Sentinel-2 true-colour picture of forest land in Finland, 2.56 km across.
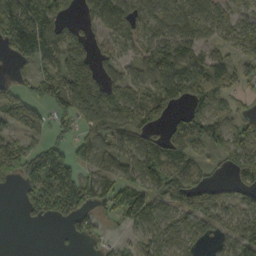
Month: September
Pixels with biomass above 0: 70%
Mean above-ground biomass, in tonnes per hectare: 89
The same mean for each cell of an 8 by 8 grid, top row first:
207 145 55 155 70 99 79 57
114 122 134 49 70 130 69 73
42 102 208 72 87 162 152 54
147 68 105 126 107 52 78 52
97 101 97 94 93 72 67 94
67 184 95 89 104 95 42 69
8 108 113 64 116 63 77 73
0 0 33 17 51 77 47 120
